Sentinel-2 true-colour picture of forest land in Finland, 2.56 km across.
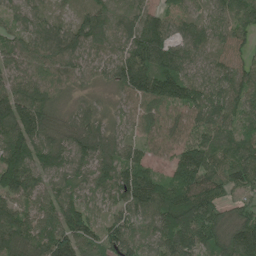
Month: June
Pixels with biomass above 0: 97%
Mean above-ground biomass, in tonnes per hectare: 96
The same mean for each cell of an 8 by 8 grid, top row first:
62 62 46 57 75 75 71 93
75 116 100 65 129 91 67 60
83 84 54 71 158 136 89 100
170 110 65 40 85 81 114 93
141 105 102 83 63 86 118 93
156 84 82 96 94 95 96 101
93 103 114 76 96 145 108 71
132 126 135 106 92 139 102 135
